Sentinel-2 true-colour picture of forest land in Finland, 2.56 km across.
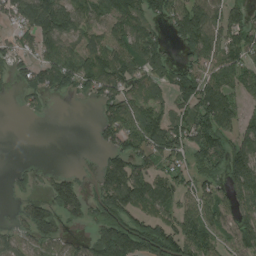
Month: August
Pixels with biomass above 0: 68%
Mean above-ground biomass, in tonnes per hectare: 93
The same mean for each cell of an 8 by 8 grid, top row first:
93 169 88 118 98 100 129 73
64 95 87 109 146 40 106 121
44 99 110 122 90 89 107 82
10 22 0 100 94 70 169 72
0 0 0 69 112 126 130 139
33 48 32 156 112 93 73 168
29 105 111 163 99 90 91 110
80 102 41 226 174 129 88 99
